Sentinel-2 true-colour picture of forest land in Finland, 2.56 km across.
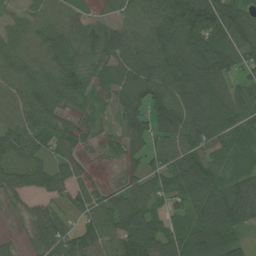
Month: July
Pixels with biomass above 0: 88%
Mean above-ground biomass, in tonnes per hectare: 73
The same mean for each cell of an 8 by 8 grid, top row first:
37 75 47 28 68 111 121 63
78 89 68 85 102 107 118 74
76 76 48 65 125 107 129 50
88 66 22 16 106 127 115 76
76 51 31 15 69 97 85 42
67 62 31 3 65 90 98 57
16 52 47 67 81 44 120 116
13 91 82 79 110 89 125 43
